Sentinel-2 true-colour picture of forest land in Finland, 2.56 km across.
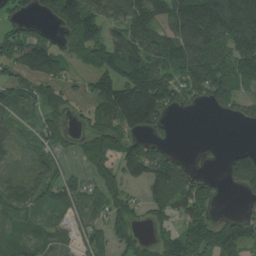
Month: July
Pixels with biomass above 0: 72%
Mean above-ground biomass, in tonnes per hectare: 103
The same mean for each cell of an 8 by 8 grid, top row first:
73 63 210 107 185 163 217 212
178 154 114 166 180 196 177 178
86 127 43 143 230 138 164 149
72 72 28 193 250 51 12 59
39 74 29 94 75 21 4 11
38 103 44 58 111 155 33 135
77 66 71 63 53 100 103 26
43 54 62 53 35 87 157 134
